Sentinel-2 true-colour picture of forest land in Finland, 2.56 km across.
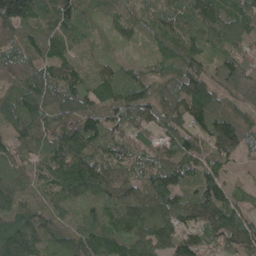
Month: May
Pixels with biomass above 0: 96%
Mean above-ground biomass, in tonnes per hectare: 93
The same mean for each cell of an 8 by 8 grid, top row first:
199 119 115 70 88 94 124 98
75 112 99 48 36 143 108 71
82 93 93 103 76 93 92 92
101 90 73 72 95 89 123 72
69 104 111 75 46 119 74 70
67 86 124 85 74 79 72 14
96 93 111 114 112 87 121 56
116 93 117 125 132 119 73 96
